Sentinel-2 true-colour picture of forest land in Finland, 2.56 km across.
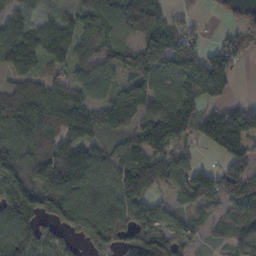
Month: October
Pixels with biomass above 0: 83%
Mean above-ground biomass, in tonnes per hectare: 106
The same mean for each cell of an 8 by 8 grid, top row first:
69 43 88 110 153 28 13 63
131 132 95 104 138 128 65 84
94 82 99 79 122 112 222 15
184 149 122 152 143 158 68 59
118 96 106 49 141 99 76 109
142 135 139 111 172 111 88 139
187 142 151 144 115 59 53 97
119 84 75 119 129 91 39 74
